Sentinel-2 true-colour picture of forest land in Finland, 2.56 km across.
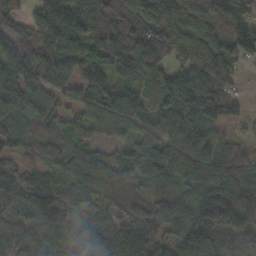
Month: October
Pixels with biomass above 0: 90%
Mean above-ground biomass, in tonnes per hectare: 95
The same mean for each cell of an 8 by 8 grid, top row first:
80 108 124 136 116 141 120 72
92 76 83 124 157 80 102 112
144 82 73 71 92 115 122 29
114 80 71 66 57 133 147 52
58 90 81 29 69 87 84 30
69 78 130 97 80 92 111 115
77 85 60 61 78 99 100 107
112 117 143 110 120 93 117 109
